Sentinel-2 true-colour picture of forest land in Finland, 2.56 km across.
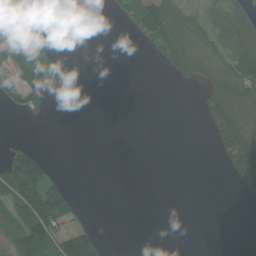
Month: June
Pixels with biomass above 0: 33%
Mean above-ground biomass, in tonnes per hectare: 45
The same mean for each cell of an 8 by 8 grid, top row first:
75 44 0 12 126 102 56 100
105 29 0 0 22 97 70 132
52 77 0 0 0 21 57 115
13 25 0 0 0 0 76 107
34 1 0 0 0 0 12 181
180 91 0 0 0 0 0 142
119 189 29 0 0 0 0 4
80 119 166 4 0 0 0 0
